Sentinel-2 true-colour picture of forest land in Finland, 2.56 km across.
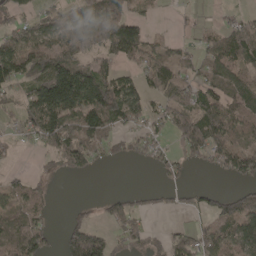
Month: April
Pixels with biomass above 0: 63%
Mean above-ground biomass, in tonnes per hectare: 76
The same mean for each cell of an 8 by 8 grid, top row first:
55 65 90 131 37 9 11 27
107 108 74 95 100 47 62 96
91 166 168 95 75 80 69 77
35 141 140 140 72 122 130 102
21 72 127 67 65 52 180 90
24 37 45 0 1 33 10 88
77 33 19 56 30 24 51 111
94 56 179 75 80 64 77 123
